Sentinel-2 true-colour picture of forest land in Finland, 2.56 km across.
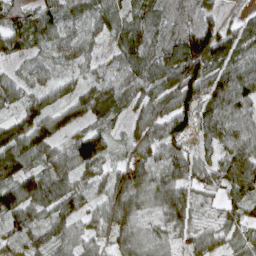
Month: April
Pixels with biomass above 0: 92%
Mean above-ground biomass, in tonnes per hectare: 75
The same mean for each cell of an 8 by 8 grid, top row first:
95 64 64 76 87 62 51 31
67 53 49 39 114 116 158 75
40 36 42 46 85 114 117 91
56 84 82 77 63 117 82 70
126 107 122 49 68 77 45 80
107 95 75 70 80 83 56 97
120 87 67 102 53 99 27 60
46 60 55 57 54 37 59 53
